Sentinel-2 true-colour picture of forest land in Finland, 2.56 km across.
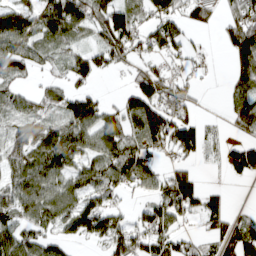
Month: March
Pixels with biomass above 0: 70%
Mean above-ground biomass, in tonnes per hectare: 62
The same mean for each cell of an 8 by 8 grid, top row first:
92 106 105 99 56 63 45 68
87 51 39 83 48 55 9 111
45 20 46 8 76 46 2 50
50 43 105 40 105 74 7 53
58 102 88 80 77 92 41 55
61 90 79 83 74 77 5 45
87 92 93 45 36 89 64 7
90 53 25 81 67 52 35 87
